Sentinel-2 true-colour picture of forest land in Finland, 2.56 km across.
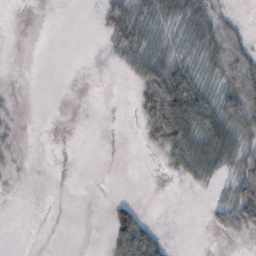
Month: November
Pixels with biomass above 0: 39%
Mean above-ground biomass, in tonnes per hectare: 19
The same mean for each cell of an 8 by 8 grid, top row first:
0 0 0 33 28 27 38 8
0 0 0 12 39 18 45 70
0 0 0 0 45 56 19 87
3 0 0 0 37 69 48 64
4 0 0 0 13 62 53 32
2 0 0 0 0 13 24 44
0 0 0 20 9 0 11 54
0 0 0 33 91 2 0 4
